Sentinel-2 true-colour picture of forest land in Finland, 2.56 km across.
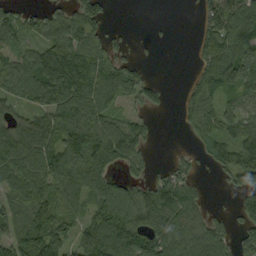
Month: September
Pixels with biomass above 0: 73%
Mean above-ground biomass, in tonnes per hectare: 70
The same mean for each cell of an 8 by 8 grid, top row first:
55 63 67 11 0 0 69 106
40 80 90 48 4 1 89 105
85 129 119 104 49 0 83 98
42 84 105 66 36 14 86 66
100 86 120 105 50 2 56 75
87 95 103 57 44 63 10 87
68 89 56 103 106 106 27 53
79 105 51 138 94 104 122 65
